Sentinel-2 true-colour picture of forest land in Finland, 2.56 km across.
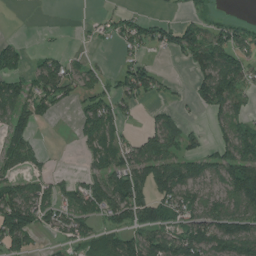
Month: July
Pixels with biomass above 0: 55%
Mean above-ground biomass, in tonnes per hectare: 56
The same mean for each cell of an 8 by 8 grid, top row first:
0 3 0 19 23 13 31 11
37 15 5 11 40 64 88 56
54 90 47 32 88 10 84 80
77 31 35 69 13 24 40 50
95 5 20 62 67 67 27 107
55 35 23 94 106 114 65 123
124 73 69 94 95 81 67 82
79 13 50 56 79 99 112 121
